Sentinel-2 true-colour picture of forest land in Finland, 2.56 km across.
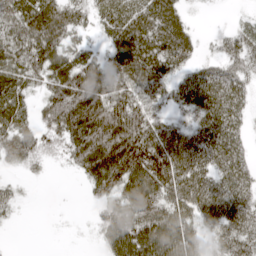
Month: April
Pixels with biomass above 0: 80%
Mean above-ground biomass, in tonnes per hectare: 66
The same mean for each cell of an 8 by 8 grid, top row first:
80 99 50 71 80 63 2 7
79 98 49 60 101 87 10 66
76 74 101 75 96 50 72 59
70 61 118 106 80 35 81 51
74 47 93 114 124 94 83 46
11 9 28 106 121 108 72 64
20 0 1 64 109 84 79 77
0 0 2 76 109 103 42 83
